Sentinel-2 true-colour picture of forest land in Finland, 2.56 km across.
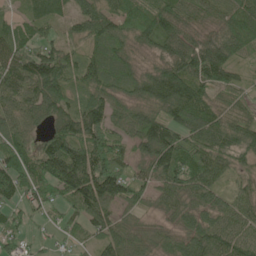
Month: June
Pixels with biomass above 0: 91%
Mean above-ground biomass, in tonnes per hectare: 79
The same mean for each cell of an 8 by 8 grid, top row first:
31 61 57 74 83 92 43 103
81 70 50 88 45 90 104 77
104 135 76 82 87 128 97 38
75 76 94 76 73 105 96 54
81 72 127 88 71 105 95 98
108 115 161 133 55 94 81 47
60 60 86 61 39 57 66 61
53 23 38 64 48 55 88 88
